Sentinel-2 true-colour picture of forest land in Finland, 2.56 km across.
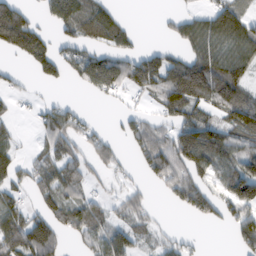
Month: February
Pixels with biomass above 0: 59%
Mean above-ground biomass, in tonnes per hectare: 64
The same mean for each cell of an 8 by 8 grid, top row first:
134 43 116 67 0 33 46 63
101 82 68 66 28 35 75 82
19 41 42 87 113 135 137 79
11 56 35 3 30 85 68 119
20 55 51 31 72 103 132 72
32 90 75 24 28 95 69 123
48 67 77 32 42 28 75 93
102 127 46 86 37 34 3 57
